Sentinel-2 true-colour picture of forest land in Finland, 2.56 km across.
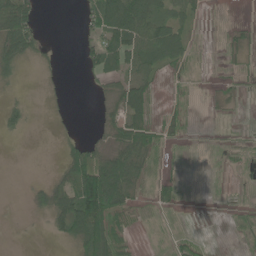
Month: June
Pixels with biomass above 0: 48%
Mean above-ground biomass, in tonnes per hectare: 27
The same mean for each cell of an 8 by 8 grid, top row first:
89 0 14 101 87 44 7 1
70 9 17 65 71 51 2 17
14 3 3 28 50 9 3 10
23 3 0 22 44 17 3 3
1 0 30 31 57 9 2 7
0 6 88 118 29 9 1 2
0 41 115 94 9 12 1 5
0 5 73 66 3 14 3 3
